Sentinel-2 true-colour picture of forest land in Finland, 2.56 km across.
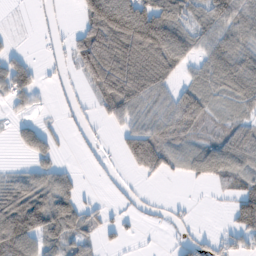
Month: February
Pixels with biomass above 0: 61%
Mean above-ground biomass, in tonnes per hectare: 59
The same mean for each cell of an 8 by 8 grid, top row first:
3 15 52 180 147 94 74 81
11 15 100 181 170 114 63 79
75 15 33 153 135 48 65 95
15 5 17 59 59 76 41 29
24 37 10 8 121 35 40 87
44 60 15 11 37 15 55 59
164 115 64 17 13 11 1 86
147 60 50 18 3 16 36 34
